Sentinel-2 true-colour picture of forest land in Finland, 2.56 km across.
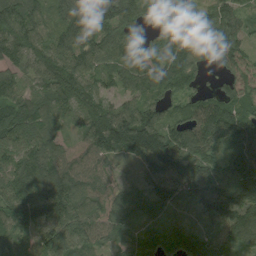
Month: August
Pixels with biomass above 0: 94%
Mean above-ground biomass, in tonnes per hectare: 109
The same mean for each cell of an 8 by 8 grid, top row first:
170 67 142 120 83 124 88 58
123 115 112 92 67 132 105 119
74 118 125 68 101 101 30 201
123 76 100 117 118 64 128 116
110 88 59 118 162 142 103 114
124 147 101 58 82 167 159 149
135 159 100 91 73 54 161 168
79 129 113 67 90 100 104 96
